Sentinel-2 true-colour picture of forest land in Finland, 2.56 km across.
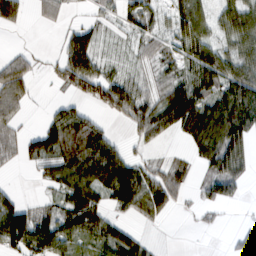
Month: February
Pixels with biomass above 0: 65%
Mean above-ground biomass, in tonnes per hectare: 53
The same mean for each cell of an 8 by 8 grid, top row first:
57 22 6 22 57 59 50 78
12 2 86 13 33 39 71 61
89 12 94 64 27 61 94 89
46 20 48 53 74 123 94 121
31 78 87 57 29 7 86 72
2 33 78 98 62 37 41 48
57 35 104 42 58 24 20 6
106 107 61 68 26 0 0 20
